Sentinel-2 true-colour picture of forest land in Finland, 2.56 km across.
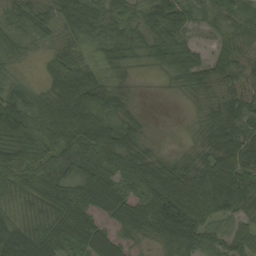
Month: August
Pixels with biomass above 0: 92%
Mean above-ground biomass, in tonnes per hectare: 57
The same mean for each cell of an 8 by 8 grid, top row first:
46 44 100 61 50 64 36 38
39 20 35 63 45 64 25 45
25 43 96 34 8 33 59 39
85 81 108 57 13 1 34 57
85 58 86 92 43 6 50 78
63 54 73 61 84 68 82 82
30 55 68 69 74 132 81 69
74 64 60 51 32 73 60 59
